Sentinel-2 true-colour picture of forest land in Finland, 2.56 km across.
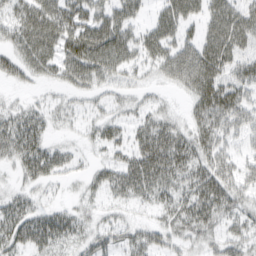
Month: March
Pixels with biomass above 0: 73%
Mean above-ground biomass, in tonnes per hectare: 31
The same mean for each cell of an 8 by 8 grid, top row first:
32 53 44 44 18 46 32 37
34 45 56 59 35 43 39 31
19 18 36 27 12 35 36 27
22 23 18 20 21 12 30 34
41 27 12 28 39 46 30 17
13 31 13 34 56 42 40 27
34 21 19 17 15 35 44 25
39 49 29 31 35 27 23 29
